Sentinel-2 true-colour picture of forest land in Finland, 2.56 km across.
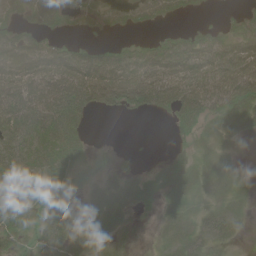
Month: June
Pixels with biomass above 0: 70%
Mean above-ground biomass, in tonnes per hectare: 44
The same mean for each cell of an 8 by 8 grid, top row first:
31 55 23 28 34 22 3 17
88 63 37 34 45 60 61 64
96 97 105 98 95 83 77 91
87 95 67 21 28 50 50 44
69 69 42 0 0 13 25 13
56 62 11 17 21 35 33 18
46 46 22 61 22 26 27 20
21 53 60 35 0 38 30 9
